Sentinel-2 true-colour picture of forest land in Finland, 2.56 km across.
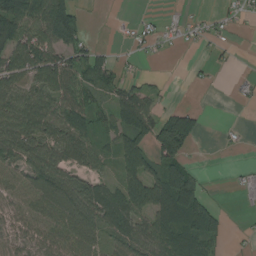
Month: August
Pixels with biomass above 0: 63%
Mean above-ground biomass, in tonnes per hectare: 59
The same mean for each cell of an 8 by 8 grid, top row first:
89 129 58 4 9 9 12 18
82 91 74 14 20 8 15 5
84 86 74 62 23 0 6 9
103 97 75 72 105 47 6 1
104 89 74 40 75 164 0 6
68 110 59 33 114 141 14 11
67 85 107 87 95 146 60 6
69 78 92 55 89 100 68 6
